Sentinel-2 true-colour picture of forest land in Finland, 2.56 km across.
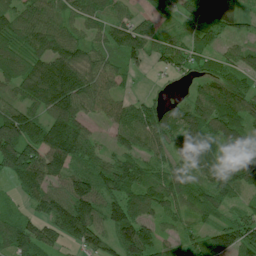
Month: July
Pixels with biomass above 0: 87%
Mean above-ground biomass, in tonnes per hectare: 82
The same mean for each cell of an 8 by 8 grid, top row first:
91 91 68 66 39 42 110 57
113 108 87 76 79 59 43 45
110 151 144 67 6 23 44 57
94 109 102 64 60 63 92 97
165 144 128 33 64 64 93 135
101 103 79 111 59 85 89 122
29 93 131 88 74 55 73 34
89 73 83 84 116 47 80 100
